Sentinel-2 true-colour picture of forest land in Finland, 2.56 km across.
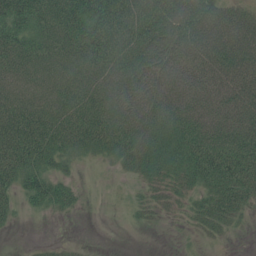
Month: July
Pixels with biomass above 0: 79%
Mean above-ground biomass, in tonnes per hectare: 56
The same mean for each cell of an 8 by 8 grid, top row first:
77 72 92 103 85 95 93 46
65 56 71 74 82 79 88 82
42 50 67 66 78 65 69 67
69 69 80 67 79 73 79 76
87 80 61 62 69 60 90 86
67 57 10 6 30 39 81 84
23 34 14 2 22 19 55 45
0 4 2 0 0 1 11 2
